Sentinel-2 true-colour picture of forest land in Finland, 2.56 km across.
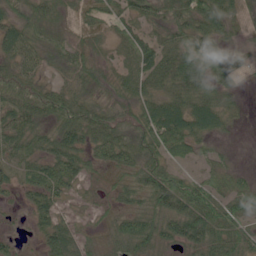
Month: June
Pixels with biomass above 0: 87%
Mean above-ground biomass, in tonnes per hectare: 44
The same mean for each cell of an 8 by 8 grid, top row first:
44 46 23 45 43 65 78 26
54 38 37 28 54 53 62 27
52 20 34 29 52 59 55 20
53 53 57 41 44 65 64 16
52 43 53 69 56 59 23 8
30 69 44 25 63 39 40 28
11 46 13 25 47 65 68 53
18 41 38 34 62 46 61 39
